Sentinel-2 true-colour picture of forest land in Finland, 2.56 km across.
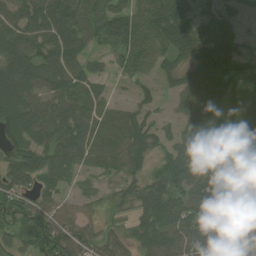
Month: August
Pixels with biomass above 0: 83%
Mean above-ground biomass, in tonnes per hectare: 70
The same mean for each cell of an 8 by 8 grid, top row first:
56 105 80 88 73 112 41 31
85 84 63 55 81 102 93 48
113 76 67 24 42 44 87 76
105 69 67 38 49 25 63 70
83 74 71 40 73 56 80 108
88 50 23 33 51 88 93 105
65 55 32 24 72 76 119 83
57 91 79 50 70 78 94 74
